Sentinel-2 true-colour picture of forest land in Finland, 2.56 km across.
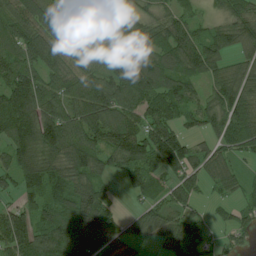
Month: July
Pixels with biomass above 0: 86%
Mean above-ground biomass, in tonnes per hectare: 83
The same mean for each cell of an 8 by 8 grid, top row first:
85 74 54 63 50 70 34 80
89 111 88 54 77 104 102 66
110 85 88 91 101 90 65 87
153 88 102 104 73 76 89 102
104 118 107 92 117 120 48 72
95 124 118 41 86 65 67 40
59 89 155 65 46 60 30 48
109 110 136 105 27 93 57 35
